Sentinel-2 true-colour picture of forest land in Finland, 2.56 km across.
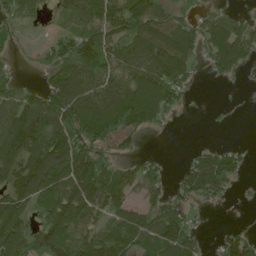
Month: June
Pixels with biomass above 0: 72%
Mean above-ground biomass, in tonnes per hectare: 93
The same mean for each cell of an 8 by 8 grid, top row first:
54 24 128 129 159 66 55 35
19 44 122 88 150 152 86 141
51 56 145 117 166 116 17 25
127 161 141 169 190 44 2 2
146 162 116 61 16 0 14 14
134 188 172 118 86 28 147 42
105 104 143 108 72 79 24 6
139 138 94 138 118 159 19 102
